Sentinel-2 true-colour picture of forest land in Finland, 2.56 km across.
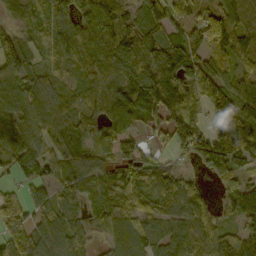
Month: October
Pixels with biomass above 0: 88%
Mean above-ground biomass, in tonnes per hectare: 94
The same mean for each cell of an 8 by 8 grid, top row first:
53 73 103 123 115 96 61 88
94 69 116 144 145 155 107 71
84 71 65 126 170 165 120 93
121 90 89 123 119 145 78 107
85 51 62 84 45 86 124 149
51 52 74 91 107 72 53 79
86 91 56 68 66 94 44 115
76 145 68 60 75 95 94 107
